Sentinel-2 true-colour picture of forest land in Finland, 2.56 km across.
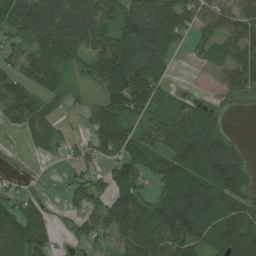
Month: July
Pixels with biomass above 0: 75%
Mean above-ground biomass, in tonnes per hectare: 68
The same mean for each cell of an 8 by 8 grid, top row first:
82 117 100 67 112 90 62 90
44 114 98 119 114 39 41 81
65 70 21 114 101 10 11 76
80 45 14 85 53 62 42 12
1 41 18 81 73 87 107 21
12 3 25 69 48 102 92 83
64 23 43 86 76 137 116 88
108 61 33 43 76 95 74 113
